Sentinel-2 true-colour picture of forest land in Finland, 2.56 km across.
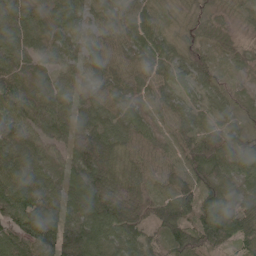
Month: May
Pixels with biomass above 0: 97%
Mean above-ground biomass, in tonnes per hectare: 77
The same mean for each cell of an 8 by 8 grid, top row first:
69 59 69 63 71 30 60 30
74 53 48 70 78 48 59 43
96 59 50 74 67 64 59 41
112 85 79 70 78 68 50 51
106 73 90 82 77 81 98 68
95 63 101 95 71 93 81 64
100 98 104 129 92 107 80 82
95 110 152 82 83 92 88 78
